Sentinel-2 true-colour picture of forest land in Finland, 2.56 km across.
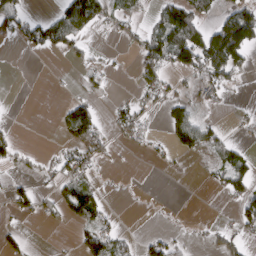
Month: March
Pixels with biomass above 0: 34%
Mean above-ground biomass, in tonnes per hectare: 35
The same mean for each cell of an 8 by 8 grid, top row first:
62 23 114 37 16 104 34 98
10 58 28 3 59 125 122 151
0 1 8 6 37 16 59 15
0 0 80 17 26 44 12 6
30 3 87 20 16 51 51 19
13 21 47 3 0 3 12 57
26 18 99 8 0 1 0 38
26 1 41 57 20 19 25 40
